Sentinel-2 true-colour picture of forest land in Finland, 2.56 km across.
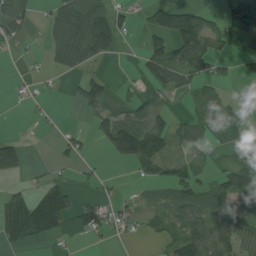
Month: August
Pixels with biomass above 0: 49%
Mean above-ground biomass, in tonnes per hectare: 47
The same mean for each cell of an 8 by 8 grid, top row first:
68 35 113 67 17 74 36 129
10 41 132 44 35 85 79 39
3 7 32 16 38 69 44 15
0 7 14 40 57 16 53 18
48 0 28 80 123 41 22 58
37 14 7 5 30 49 18 65
101 167 58 31 24 49 66 93
78 43 13 15 9 50 106 78
